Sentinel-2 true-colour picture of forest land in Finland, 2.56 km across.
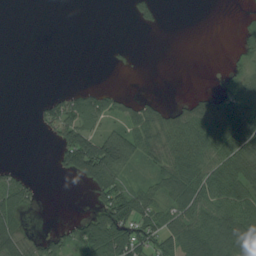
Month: August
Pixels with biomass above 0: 47%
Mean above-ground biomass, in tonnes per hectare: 43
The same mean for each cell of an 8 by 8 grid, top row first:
0 0 0 0 36 0 0 4
0 0 0 4 0 0 0 19
0 0 0 0 0 0 0 48
0 38 78 45 52 49 65 96
0 6 141 128 74 81 91 94
36 3 71 88 29 84 67 73
76 0 1 96 66 62 65 79
70 37 88 122 77 72 99 110
